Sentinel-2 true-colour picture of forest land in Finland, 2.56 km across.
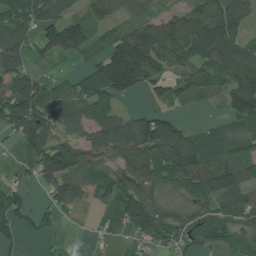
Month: July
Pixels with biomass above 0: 69%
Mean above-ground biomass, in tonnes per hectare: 85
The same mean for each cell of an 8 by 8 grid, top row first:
115 102 57 43 57 75 137 89
120 70 77 100 181 152 138 88
110 49 64 170 119 65 74 118
161 118 69 69 56 27 0 120
51 128 96 148 162 172 14 48
28 122 90 83 134 109 120 104
83 47 35 28 118 46 70 89
39 19 5 13 53 65 72 69
